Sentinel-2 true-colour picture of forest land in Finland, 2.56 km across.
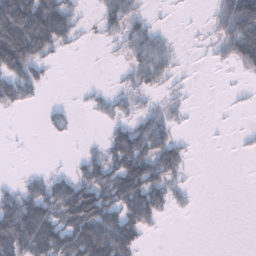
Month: January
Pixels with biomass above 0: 48%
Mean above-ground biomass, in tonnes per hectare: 49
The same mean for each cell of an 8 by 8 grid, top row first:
152 144 23 66 29 4 12 147
151 71 9 11 73 18 13 97
85 18 1 5 51 20 1 7
21 15 5 35 33 28 0 6
1 3 5 64 93 50 1 5
5 34 51 91 128 43 0 0
107 103 141 88 122 22 0 0
148 146 133 156 32 0 0 0
